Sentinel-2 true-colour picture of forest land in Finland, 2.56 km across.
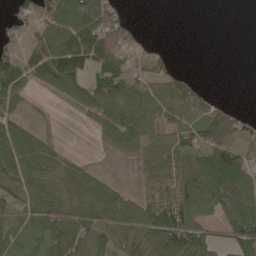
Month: May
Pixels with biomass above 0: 68%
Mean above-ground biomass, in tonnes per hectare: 68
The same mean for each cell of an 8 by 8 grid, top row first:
33 73 110 79 0 0 0 0
26 106 150 172 61 1 0 0
90 82 94 137 73 69 3 0
43 6 32 94 97 83 74 34
89 37 0 48 65 75 129 103
98 73 56 11 48 100 125 112
47 89 75 75 91 132 63 112
47 82 64 55 90 163 68 103
